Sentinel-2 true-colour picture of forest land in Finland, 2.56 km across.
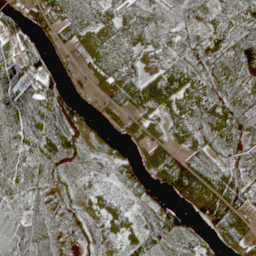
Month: May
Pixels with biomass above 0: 85%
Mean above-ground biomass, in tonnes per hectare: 51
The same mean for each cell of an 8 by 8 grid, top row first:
36 66 34 55 49 42 39 47
57 34 39 66 49 52 52 60
73 51 25 57 63 83 50 42
85 83 40 35 53 52 53 72
76 65 56 26 49 33 44 61
64 35 29 45 42 65 60 59
58 34 35 65 48 46 75 63
53 42 31 44 59 48 29 44
